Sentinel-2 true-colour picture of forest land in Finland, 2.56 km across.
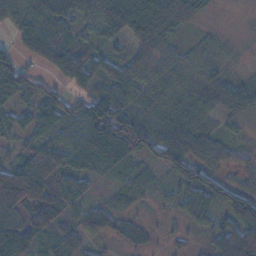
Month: November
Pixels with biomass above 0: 82%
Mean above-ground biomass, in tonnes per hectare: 48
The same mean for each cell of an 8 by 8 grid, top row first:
47 66 49 88 85 63 14 8
34 82 46 25 43 28 23 10
80 29 50 54 40 52 38 19
37 59 68 106 58 51 27 33
24 59 71 114 82 59 44 17
93 84 64 26 19 47 59 19
53 79 26 31 8 23 53 86
74 42 41 20 24 12 26 101
